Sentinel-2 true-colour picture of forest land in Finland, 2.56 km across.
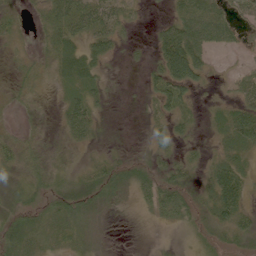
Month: June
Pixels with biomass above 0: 79%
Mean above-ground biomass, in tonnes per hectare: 36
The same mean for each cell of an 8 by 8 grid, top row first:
22 38 86 54 18 55 95 28
12 31 54 37 16 128 62 24
19 19 65 8 33 88 20 32
13 7 68 7 14 41 13 68
30 16 25 7 14 24 13 70
24 35 18 41 36 32 37 71
33 37 46 15 27 64 36 71
66 45 35 3 6 7 19 27
